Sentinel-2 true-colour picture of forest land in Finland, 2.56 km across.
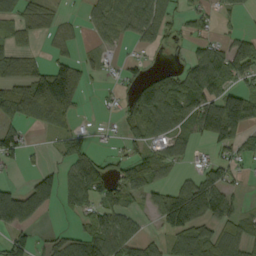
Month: September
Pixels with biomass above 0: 57%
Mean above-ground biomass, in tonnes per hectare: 59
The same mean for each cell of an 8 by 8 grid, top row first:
69 47 15 69 99 44 37 26
52 20 22 24 36 13 65 73
89 157 73 13 44 55 100 60
99 168 33 15 100 82 120 155
74 8 34 13 56 65 52 67
4 4 95 55 74 12 69 23
3 1 54 68 32 136 125 31
67 29 77 100 55 78 89 80
